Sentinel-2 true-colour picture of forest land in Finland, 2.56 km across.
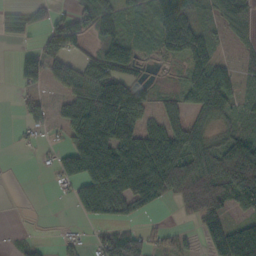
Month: October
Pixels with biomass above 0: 66%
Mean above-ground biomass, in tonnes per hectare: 59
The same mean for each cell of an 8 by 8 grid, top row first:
34 28 47 56 32 104 34 61
13 64 40 76 34 81 70 20
24 45 73 89 27 19 120 42
9 32 113 150 55 43 90 38
11 15 103 141 124 103 58 94
0 12 105 136 132 116 107 127
1 0 52 83 40 16 70 55
10 5 18 69 51 30 45 105
